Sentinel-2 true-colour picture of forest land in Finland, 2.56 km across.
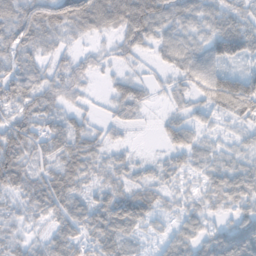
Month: November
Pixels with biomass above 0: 83%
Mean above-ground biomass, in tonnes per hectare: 47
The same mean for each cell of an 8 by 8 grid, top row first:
68 75 91 90 95 56 48 41
59 37 19 22 34 63 64 82
63 38 27 17 21 28 73 90
50 52 23 18 15 19 33 60
90 49 54 23 1 45 29 25
68 57 56 40 23 31 36 55
27 56 46 80 67 24 31 41
24 40 59 61 18 47 58 106
